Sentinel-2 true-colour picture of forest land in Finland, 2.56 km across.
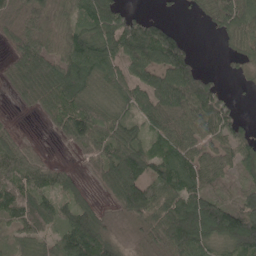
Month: May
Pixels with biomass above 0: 80%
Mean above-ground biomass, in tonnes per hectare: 80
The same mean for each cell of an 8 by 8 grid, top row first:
63 55 77 106 44 8 37 95
68 71 113 104 147 136 0 45
71 111 127 77 81 140 67 8
9 54 87 55 86 90 111 26
63 6 56 97 79 91 63 86
78 58 26 103 107 134 79 60
98 85 84 29 106 113 178 127
39 47 152 66 35 125 111 166
